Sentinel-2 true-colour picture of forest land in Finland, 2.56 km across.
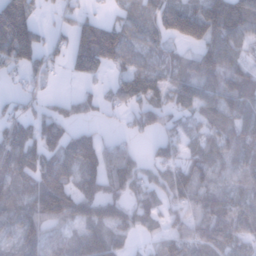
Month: January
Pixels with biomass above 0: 77%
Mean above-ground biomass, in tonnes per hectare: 62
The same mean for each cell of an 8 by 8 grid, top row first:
111 6 31 21 63 103 106 118
115 34 87 118 59 28 72 60
10 20 31 31 73 48 70 64
27 40 29 20 55 45 65 73
89 81 79 37 10 41 54 62
83 97 72 82 46 64 50 48
75 97 92 89 59 36 72 74
70 72 84 80 18 62 79 61
